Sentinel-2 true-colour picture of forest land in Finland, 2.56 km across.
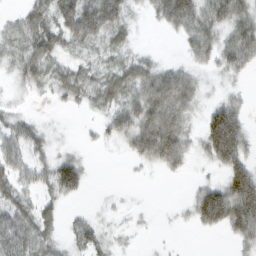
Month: February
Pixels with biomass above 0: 70%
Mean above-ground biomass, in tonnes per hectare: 39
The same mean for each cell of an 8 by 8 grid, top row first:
21 48 85 77 17 75 61 56
38 65 37 37 11 7 47 61
23 38 47 54 65 68 22 16
20 4 9 37 71 76 39 41
46 29 9 16 64 76 63 73
42 41 49 0 5 11 13 75
56 30 5 9 5 7 98 96
63 42 31 20 4 2 1 38
